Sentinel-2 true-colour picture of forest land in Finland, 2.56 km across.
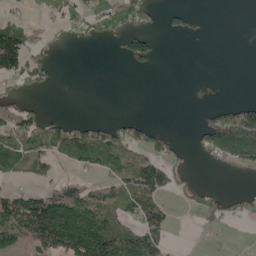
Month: May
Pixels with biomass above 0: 39%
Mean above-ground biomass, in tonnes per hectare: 44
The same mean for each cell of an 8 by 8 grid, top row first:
20 27 42 73 33 16 4 0
120 18 4 5 69 0 0 0
44 25 0 0 0 0 7 0
57 12 0 0 0 0 20 72
93 76 115 78 51 17 66 162
57 34 15 58 103 33 0 8
111 126 107 80 98 14 43 22
76 127 138 137 117 3 3 2
